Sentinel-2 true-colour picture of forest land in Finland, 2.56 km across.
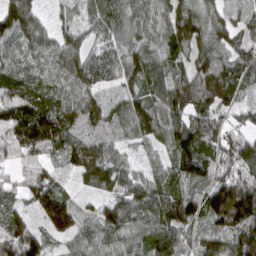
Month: March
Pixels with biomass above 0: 93%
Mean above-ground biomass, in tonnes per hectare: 87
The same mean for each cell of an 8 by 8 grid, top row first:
56 32 45 91 74 111 89 41
45 91 84 69 90 96 97 67
68 81 117 50 95 90 129 76
110 111 125 61 109 122 94 45
105 95 93 64 47 106 83 91
50 87 55 109 65 77 89 90
47 134 48 85 107 115 126 188
125 70 74 93 95 104 93 125
